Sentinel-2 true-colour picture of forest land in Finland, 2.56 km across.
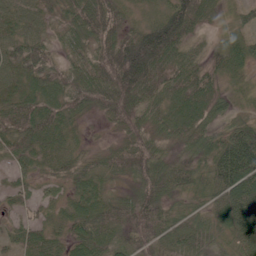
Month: June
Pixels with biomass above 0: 91%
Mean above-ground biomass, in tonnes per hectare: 55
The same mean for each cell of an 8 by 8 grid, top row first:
53 31 73 57 20 93 35 19
55 38 44 74 122 83 26 45
45 67 59 83 98 62 54 22
77 76 40 52 57 64 59 22
54 58 17 21 57 39 56 112
28 26 45 35 65 66 56 124
26 26 53 58 80 31 45 114
39 46 53 49 57 65 54 73
